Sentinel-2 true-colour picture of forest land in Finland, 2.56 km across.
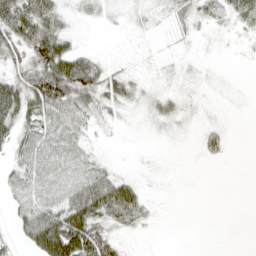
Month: April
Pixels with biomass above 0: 56%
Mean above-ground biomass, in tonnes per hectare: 26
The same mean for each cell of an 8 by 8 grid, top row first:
80 57 13 9 12 27 26 34
41 76 14 0 2 6 3 4
45 89 81 33 8 9 4 0
68 47 43 18 11 21 3 1
31 42 28 2 1 2 24 0
27 40 40 29 4 0 0 0
25 41 68 70 31 0 0 0
16 90 96 43 3 0 0 0
